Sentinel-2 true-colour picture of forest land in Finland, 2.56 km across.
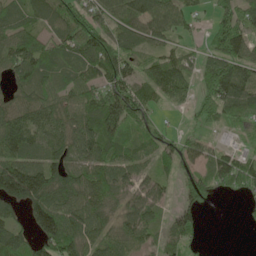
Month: May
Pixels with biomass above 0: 82%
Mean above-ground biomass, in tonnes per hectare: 72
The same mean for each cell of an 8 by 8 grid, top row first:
55 68 76 70 106 77 23 84
106 61 115 97 46 40 42 93
52 66 74 99 62 92 79 130
89 78 83 137 74 18 53 97
108 85 105 81 51 47 39 18
125 76 85 93 53 51 67 88
52 139 106 59 87 55 15 7
72 115 102 66 57 68 4 0
